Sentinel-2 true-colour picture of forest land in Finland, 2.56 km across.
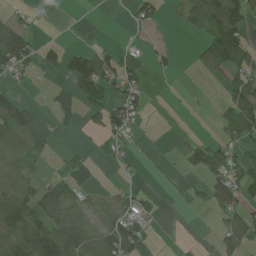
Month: July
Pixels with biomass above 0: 43%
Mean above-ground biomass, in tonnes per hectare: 42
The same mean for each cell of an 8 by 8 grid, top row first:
18 5 0 1 44 10 89 79
121 26 25 22 14 10 66 108
20 10 86 68 29 4 10 66
76 15 49 76 28 1 2 104
53 31 2 22 2 7 46 47
65 22 9 2 2 2 59 63
106 85 47 39 30 0 26 64
97 144 112 100 33 0 3 71
